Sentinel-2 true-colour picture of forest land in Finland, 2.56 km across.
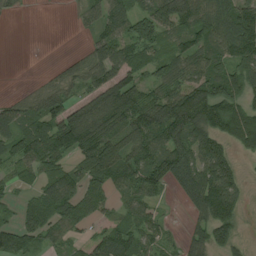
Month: August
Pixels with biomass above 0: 76%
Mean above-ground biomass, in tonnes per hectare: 88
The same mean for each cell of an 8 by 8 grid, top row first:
10 0 29 80 102 155 115 126
0 0 12 113 96 65 108 126
0 20 67 114 78 99 143 111
66 102 106 165 128 177 180 129
98 143 132 102 109 126 128 80
62 81 82 94 109 116 156 68
31 91 90 41 69 7 148 65
104 60 42 100 74 28 96 49
